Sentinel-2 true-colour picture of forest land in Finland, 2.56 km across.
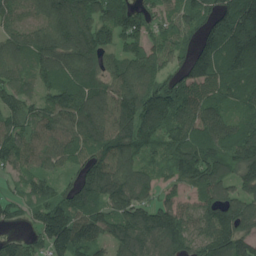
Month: July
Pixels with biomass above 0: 93%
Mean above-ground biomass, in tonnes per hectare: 121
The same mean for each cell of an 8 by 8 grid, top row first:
68 113 146 155 101 87 113 179
107 149 172 100 100 84 138 187
103 93 142 116 129 94 147 132
116 126 147 137 178 140 117 67
128 110 117 151 109 113 118 135
68 83 93 169 89 82 147 106
51 146 138 113 115 114 109 124
75 132 162 105 131 119 129 153
